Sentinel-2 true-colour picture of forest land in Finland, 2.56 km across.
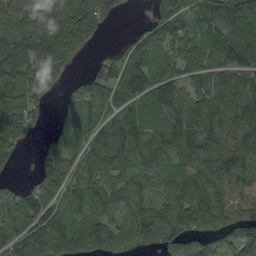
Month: September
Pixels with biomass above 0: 84%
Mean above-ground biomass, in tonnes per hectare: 102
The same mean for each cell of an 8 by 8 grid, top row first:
191 218 213 44 12 75 85 95
152 194 107 16 102 43 66 115
161 132 32 82 109 70 75 86
92 24 94 81 115 115 142 137
68 47 82 141 94 100 108 139
14 99 95 100 75 84 125 117
96 99 107 88 69 116 132 82
104 153 131 149 78 110 121 122
